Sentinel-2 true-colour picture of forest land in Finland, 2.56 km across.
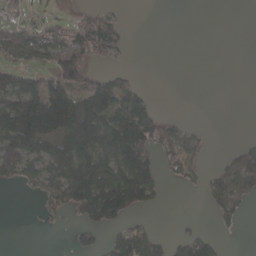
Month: April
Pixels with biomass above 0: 43%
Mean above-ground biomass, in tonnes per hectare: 64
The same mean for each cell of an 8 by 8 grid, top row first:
22 18 14 42 0 0 0 0
91 67 96 59 0 0 0 0
96 106 104 81 5 0 0 0
200 290 214 138 99 1 0 0
152 110 199 130 169 82 16 14
63 72 152 122 169 38 30 107
0 42 115 168 77 0 28 47
0 0 34 42 90 41 44 2
